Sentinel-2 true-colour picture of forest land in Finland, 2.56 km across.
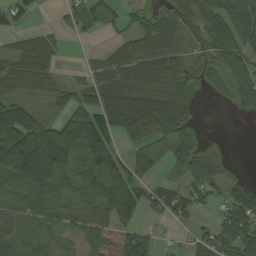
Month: August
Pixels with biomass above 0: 71%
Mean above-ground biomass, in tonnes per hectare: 55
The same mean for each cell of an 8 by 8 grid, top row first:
42 2 48 25 31 56 72 85
32 46 3 36 78 65 38 86
71 49 26 67 65 52 39 57
86 24 85 114 97 76 1 23
128 85 93 55 32 58 12 0
83 69 49 90 30 28 75 17
41 50 80 135 54 52 22 81
62 42 43 37 59 10 66 101
